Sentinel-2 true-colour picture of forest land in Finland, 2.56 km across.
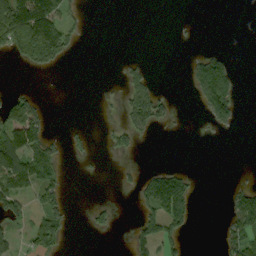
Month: September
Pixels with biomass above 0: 26%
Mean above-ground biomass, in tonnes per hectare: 40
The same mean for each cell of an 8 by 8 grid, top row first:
189 157 24 0 0 2 0 0
81 164 12 0 0 3 12 0
0 0 0 4 57 0 160 25
84 22 0 6 139 21 64 26
126 72 22 41 11 0 2 0
124 74 4 2 35 57 0 4
75 63 1 28 51 111 0 85
44 87 0 1 59 49 0 90
